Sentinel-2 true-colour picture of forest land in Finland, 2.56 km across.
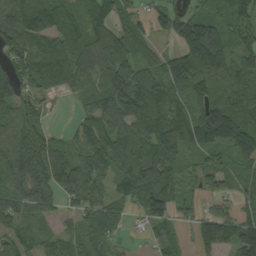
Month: September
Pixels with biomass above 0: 86%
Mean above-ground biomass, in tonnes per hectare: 97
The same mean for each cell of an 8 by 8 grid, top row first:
130 162 79 91 50 98 96 112
105 127 85 141 92 69 208 113
105 135 83 111 98 107 109 140
79 34 41 121 123 88 160 184
65 84 79 125 109 79 115 155
90 132 113 84 148 91 51 71
100 75 76 80 104 89 35 56
69 56 75 43 21 53 106 119
